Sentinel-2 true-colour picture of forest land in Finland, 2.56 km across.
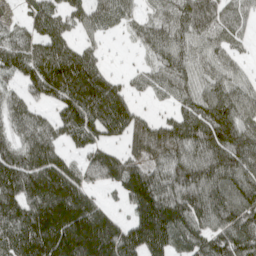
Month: April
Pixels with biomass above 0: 84%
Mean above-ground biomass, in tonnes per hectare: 91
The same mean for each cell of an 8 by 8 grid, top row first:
26 95 62 65 57 93 89 61
94 98 56 8 57 89 73 31
52 129 127 47 44 84 74 54
67 38 113 118 24 58 121 97
71 93 57 43 54 100 137 125
130 154 76 78 95 114 133 116
114 164 144 31 128 129 124 118
111 161 170 133 132 86 102 120
